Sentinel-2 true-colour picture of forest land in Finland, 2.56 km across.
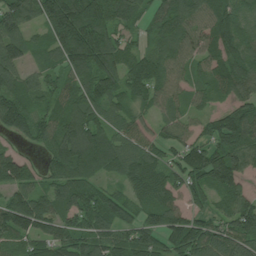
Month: July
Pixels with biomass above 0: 90%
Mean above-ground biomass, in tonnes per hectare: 109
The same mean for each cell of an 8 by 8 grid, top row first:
151 158 208 121 54 108 96 97
111 86 219 134 50 83 91 107
103 61 113 121 93 87 89 112
127 79 119 77 55 63 61 131
44 87 171 109 79 87 112 147
127 79 114 55 133 87 168 115
165 113 136 112 100 96 62 128
100 109 118 115 119 117 140 138
